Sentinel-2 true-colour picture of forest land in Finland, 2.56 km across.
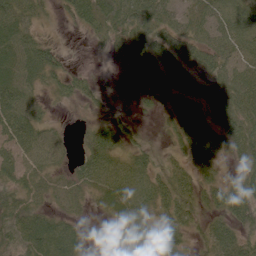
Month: June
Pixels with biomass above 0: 82%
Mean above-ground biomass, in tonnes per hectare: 50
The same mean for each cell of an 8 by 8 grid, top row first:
57 20 50 78 75 45 54 62
61 36 1 29 66 60 60 59
65 38 28 5 47 67 49 63
72 17 11 20 16 63 68 81
62 55 18 67 30 36 82 74
48 41 50 67 62 60 43 46
49 36 26 41 55 70 41 77
63 92 36 7 64 45 45 61
